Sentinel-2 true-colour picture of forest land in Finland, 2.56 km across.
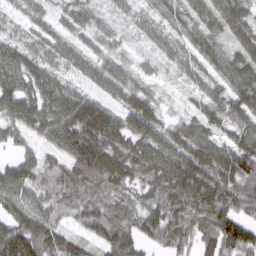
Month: March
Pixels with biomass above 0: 90%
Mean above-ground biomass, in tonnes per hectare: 64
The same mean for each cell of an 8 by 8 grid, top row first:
23 31 39 27 29 37 40 65
40 52 45 26 18 36 49 49
81 48 40 65 31 16 34 63
84 88 105 67 89 15 45 49
40 55 125 90 89 82 75 68
84 78 77 72 69 129 104 125
53 71 63 73 69 82 100 84
110 85 39 80 56 78 56 95
